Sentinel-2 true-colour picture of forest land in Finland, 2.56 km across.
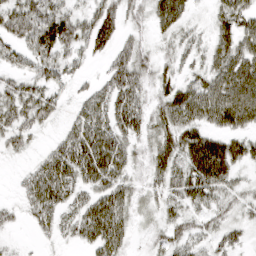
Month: March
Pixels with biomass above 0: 82%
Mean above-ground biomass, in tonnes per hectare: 43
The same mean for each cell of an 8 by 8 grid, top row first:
57 75 39 48 24 51 16 53
43 75 41 41 26 25 27 56
33 48 18 45 39 32 48 91
52 42 36 66 42 67 66 88
27 14 69 71 28 51 72 48
7 70 61 59 23 45 83 24
16 58 45 60 20 34 37 24
6 15 31 57 11 38 29 21
